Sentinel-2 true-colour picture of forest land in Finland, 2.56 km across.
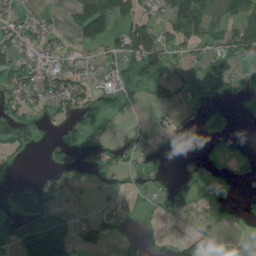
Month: July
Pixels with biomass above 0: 43%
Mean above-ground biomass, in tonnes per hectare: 45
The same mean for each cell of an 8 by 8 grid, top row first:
30 13 98 121 69 116 83 104
63 45 35 45 142 46 48 84
60 68 55 67 67 57 38 25
36 31 49 9 7 27 40 12
37 19 29 22 18 1 8 26
5 36 24 24 18 13 36 31
82 92 8 22 7 41 10 17
83 251 47 25 5 25 38 17
